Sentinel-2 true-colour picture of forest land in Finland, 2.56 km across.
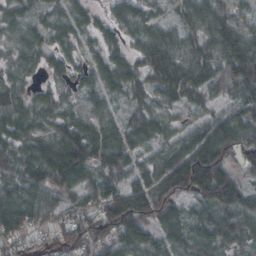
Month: October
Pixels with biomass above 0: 91%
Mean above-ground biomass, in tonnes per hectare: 67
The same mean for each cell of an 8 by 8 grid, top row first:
38 35 42 40 45 38 86 46
45 47 35 45 69 66 71 111
45 31 41 60 63 117 78 119
67 51 42 40 62 37 43 81
60 64 119 90 62 58 104 83
67 102 86 66 65 129 155 58
98 66 53 106 95 63 76 83
55 33 57 74 69 57 68 58
